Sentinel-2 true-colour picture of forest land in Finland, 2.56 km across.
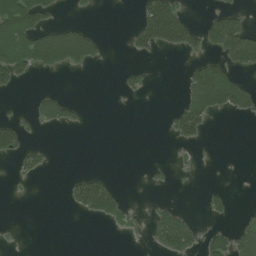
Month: July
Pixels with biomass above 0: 24%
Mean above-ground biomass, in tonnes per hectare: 36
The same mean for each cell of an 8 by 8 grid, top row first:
153 56 5 0 76 109 24 45
130 139 130 2 48 65 52 135
51 2 0 0 20 1 144 44
6 53 15 0 0 40 89 48
66 8 0 0 0 23 8 0
16 10 31 17 3 7 0 1
0 0 51 84 5 25 26 4
2 0 0 2 9 123 44 66
